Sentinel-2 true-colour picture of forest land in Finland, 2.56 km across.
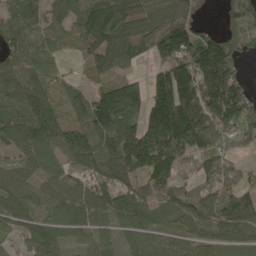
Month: May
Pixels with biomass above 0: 87%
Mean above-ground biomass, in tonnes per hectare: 104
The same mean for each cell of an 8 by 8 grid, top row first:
73 76 110 146 116 139 26 118
84 77 64 160 69 172 191 89
109 79 33 73 55 197 201 94
105 122 93 193 131 225 149 167
78 94 142 133 192 155 130 73
69 55 61 96 116 78 63 72
98 74 100 93 104 88 85 133
46 104 51 55 75 82 86 75
